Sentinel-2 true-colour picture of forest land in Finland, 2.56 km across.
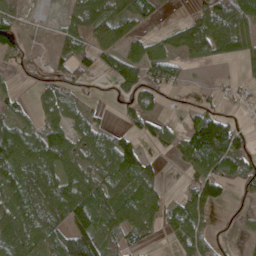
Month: April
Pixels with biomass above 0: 66%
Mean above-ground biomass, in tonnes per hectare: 57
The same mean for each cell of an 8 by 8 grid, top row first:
18 1 57 76 55 11 109 93
38 11 51 67 57 59 80 67
7 26 34 58 89 49 5 20
30 50 42 9 63 13 66 17
106 80 55 76 47 55 174 79
72 68 64 80 66 7 99 85
75 77 102 89 80 52 71 24
76 67 130 44 32 46 50 18
